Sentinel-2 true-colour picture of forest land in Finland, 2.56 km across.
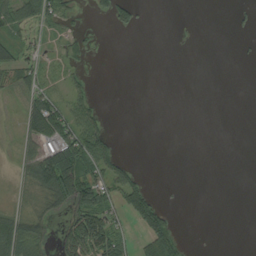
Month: August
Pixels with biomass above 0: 34%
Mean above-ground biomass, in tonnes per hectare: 31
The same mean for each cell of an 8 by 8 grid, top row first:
50 50 9 45 9 0 0 9
39 21 12 0 0 0 0 2
44 39 15 0 0 0 0 0
14 128 52 1 0 0 0 0
23 90 104 34 0 0 0 0
21 167 140 58 13 0 0 0
26 53 109 50 74 5 0 0
119 43 176 73 40 49 0 0
